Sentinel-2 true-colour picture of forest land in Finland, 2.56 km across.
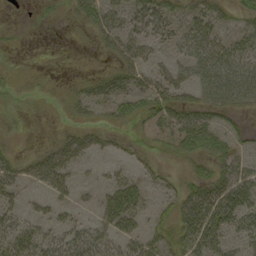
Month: September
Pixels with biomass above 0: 53%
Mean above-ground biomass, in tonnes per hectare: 23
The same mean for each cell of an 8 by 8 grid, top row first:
0 4 26 41 36 27 28 16
3 0 1 26 31 24 49 28
5 1 7 23 23 28 41 49
2 0 12 16 26 31 29 17
4 9 33 11 11 23 38 20
25 42 8 10 15 7 27 39
19 13 9 40 20 25 56 50
33 28 39 32 33 28 45 32
